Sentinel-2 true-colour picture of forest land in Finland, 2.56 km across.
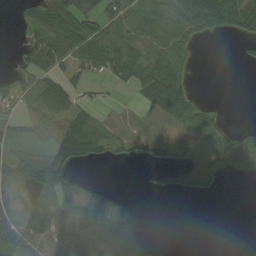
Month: September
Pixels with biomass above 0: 56%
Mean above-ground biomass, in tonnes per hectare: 33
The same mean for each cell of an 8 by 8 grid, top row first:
6 60 55 48 43 59 67 57
13 61 58 61 39 55 0 8
28 38 23 22 55 50 0 0
20 64 27 3 13 51 21 0
26 49 65 28 21 16 17 41
66 95 8 0 3 21 20 9
55 78 70 36 6 0 0 0
44 38 65 73 27 0 0 0
